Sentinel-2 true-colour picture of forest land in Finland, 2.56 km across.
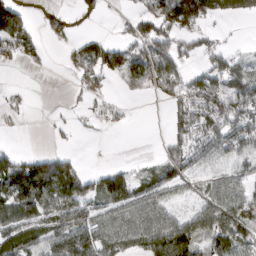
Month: March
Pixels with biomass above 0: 57%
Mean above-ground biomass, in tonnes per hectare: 58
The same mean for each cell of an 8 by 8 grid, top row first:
91 28 30 4 73 167 80 53
66 13 33 66 78 76 47 9
0 0 37 29 73 70 77 84
13 4 15 19 0 54 117 93
4 4 2 1 0 46 88 73
116 145 84 59 32 60 40 42
108 77 72 67 81 31 66 83
77 71 104 87 87 138 64 75
